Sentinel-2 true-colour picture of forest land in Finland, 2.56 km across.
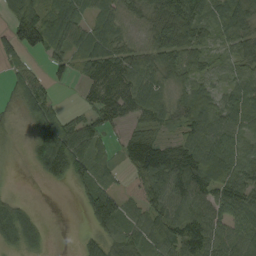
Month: August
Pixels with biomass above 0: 81%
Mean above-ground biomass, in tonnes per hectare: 67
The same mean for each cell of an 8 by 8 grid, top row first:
86 91 69 55 44 151 64 95
68 90 65 83 46 111 58 60
44 41 38 93 70 62 49 52
28 80 27 78 65 48 76 89
11 149 99 31 92 51 75 61
1 57 71 28 108 99 87 77
72 0 20 103 82 71 81 88
81 27 20 50 63 89 100 74
